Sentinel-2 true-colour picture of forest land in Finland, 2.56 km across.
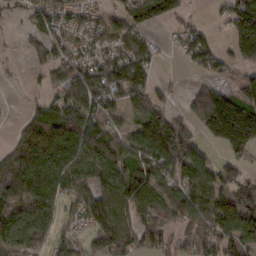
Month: February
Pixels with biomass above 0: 74%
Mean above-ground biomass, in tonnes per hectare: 85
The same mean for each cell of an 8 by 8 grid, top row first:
15 98 47 47 80 56 9 117
9 71 53 59 57 23 86 90
3 36 97 125 99 9 43 48
3 103 131 66 107 37 175 175
72 176 138 99 130 130 51 140
162 130 103 111 123 99 72 44
114 84 63 117 116 94 110 140
82 48 49 127 87 69 103 108
